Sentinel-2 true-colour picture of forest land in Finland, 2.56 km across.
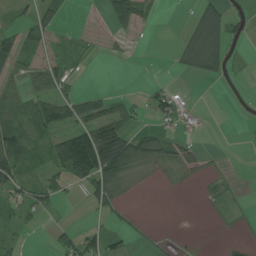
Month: August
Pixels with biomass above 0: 44%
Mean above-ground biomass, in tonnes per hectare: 25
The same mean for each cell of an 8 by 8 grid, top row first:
14 27 0 28 34 0 64 18
40 34 14 7 1 18 100 9
25 50 8 0 2 4 22 5
43 65 56 54 16 53 6 2
63 40 114 102 33 23 2 0
47 31 54 57 7 6 6 1
27 22 2 26 1 0 3 6
14 5 59 30 7 3 0 5
